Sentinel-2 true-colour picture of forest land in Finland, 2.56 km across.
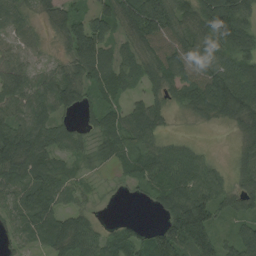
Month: August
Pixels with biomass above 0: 86%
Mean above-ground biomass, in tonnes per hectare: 63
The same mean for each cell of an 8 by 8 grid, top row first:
49 41 45 87 132 92 110 92
28 15 99 54 63 79 73 80
65 54 82 85 50 63 89 99
61 61 41 52 77 23 64 87
114 78 42 49 52 34 6 32
74 86 19 12 60 79 77 41
53 83 40 2 6 99 95 50
29 74 99 50 46 129 81 67
